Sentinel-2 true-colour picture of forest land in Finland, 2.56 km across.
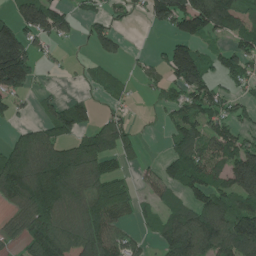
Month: June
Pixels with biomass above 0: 63%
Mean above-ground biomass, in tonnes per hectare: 91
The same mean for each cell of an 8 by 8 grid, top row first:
80 128 39 44 36 145 158 132
174 29 4 46 3 96 48 75
159 7 10 33 32 95 96 50
36 45 82 28 2 67 101 48
101 128 119 120 30 73 120 102
181 223 154 94 33 91 135 176
71 190 123 156 35 73 122 117
46 138 140 120 34 151 138 147
